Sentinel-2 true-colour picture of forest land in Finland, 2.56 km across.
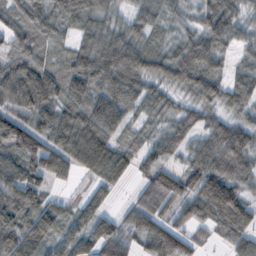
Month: October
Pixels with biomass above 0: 88%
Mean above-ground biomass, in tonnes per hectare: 79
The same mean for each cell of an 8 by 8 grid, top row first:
54 66 75 48 61 27 71 47
62 39 63 106 74 49 93 40
115 92 108 112 81 67 91 66
89 85 100 104 47 41 59 55
116 93 110 84 46 60 100 113
101 93 30 94 58 94 150 95
114 69 43 30 88 69 133 126
101 67 74 108 71 114 26 82
